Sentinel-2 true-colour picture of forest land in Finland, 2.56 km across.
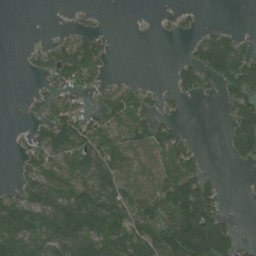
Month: July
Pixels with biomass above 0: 55%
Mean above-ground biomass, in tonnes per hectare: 63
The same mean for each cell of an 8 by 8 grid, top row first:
0 0 11 1 0 21 1 0
1 38 108 21 0 1 116 73
0 37 78 18 8 56 74 132
1 53 63 77 67 24 0 107
14 80 96 76 88 87 1 107
26 78 88 89 74 116 42 1
103 98 150 93 86 134 111 1
135 93 145 117 80 164 197 49
